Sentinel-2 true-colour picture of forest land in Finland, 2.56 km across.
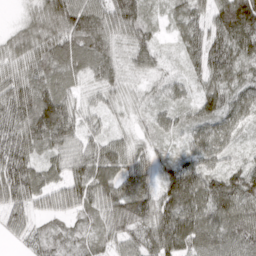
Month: March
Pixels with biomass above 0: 95%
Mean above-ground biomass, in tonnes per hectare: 62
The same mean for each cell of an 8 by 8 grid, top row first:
12 91 108 84 63 39 46 130
55 76 83 71 72 21 75 83
67 66 42 62 35 31 57 55
74 107 44 31 26 45 58 53
78 68 49 53 33 26 70 30
89 54 70 68 71 101 86 78
47 38 53 76 85 102 89 94
13 29 26 46 56 95 81 87
